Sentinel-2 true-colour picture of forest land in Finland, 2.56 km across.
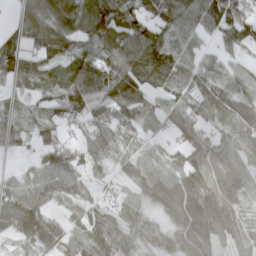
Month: April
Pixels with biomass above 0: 88%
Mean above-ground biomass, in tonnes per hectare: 72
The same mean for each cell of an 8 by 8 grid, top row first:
44 112 115 113 88 78 85 81
72 100 63 96 100 67 25 52
55 62 100 110 75 61 67 60
38 61 101 73 73 84 70 78
46 80 67 67 45 53 80 74
23 77 57 34 70 79 100 87
89 48 56 46 48 88 126 64
35 68 64 71 65 75 90 68
